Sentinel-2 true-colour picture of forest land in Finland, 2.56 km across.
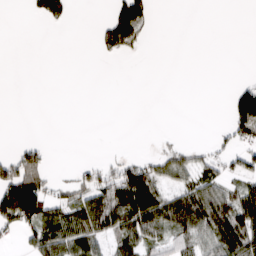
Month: March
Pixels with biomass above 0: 36%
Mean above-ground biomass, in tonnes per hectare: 37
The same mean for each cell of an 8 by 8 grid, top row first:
0 66 0 50 68 0 0 0
0 0 0 50 15 0 0 0
0 0 0 0 0 0 0 11
0 0 0 0 0 0 0 128
14 12 0 1 0 15 13 40
115 35 31 62 103 54 55 47
179 65 72 114 132 104 106 106
11 96 82 55 71 49 56 104
